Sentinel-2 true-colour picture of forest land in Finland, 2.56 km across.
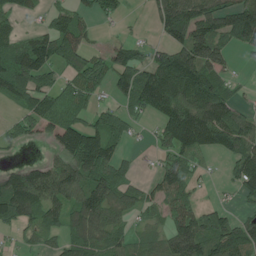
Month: July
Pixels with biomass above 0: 67%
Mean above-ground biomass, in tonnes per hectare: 84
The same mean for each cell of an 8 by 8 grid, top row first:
50 39 57 37 10 168 136 132
86 122 85 52 37 100 161 45
116 66 79 67 106 183 137 20
32 99 68 53 60 144 167 61
29 36 177 84 6 109 104 106
83 124 120 102 17 114 17 77
130 110 114 99 56 88 48 24
20 43 105 72 47 122 124 116
